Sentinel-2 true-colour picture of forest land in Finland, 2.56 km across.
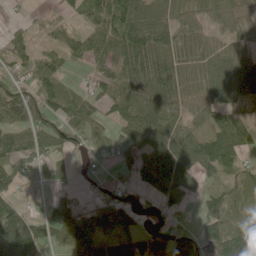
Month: June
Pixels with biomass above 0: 76%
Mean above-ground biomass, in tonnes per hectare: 61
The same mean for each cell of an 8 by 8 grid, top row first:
4 12 32 97 93 54 47 76
36 25 38 73 98 65 48 40
30 68 9 64 103 75 80 82
118 78 93 50 81 53 64 40
108 72 31 39 85 95 91 68
74 31 8 14 58 117 44 49
59 25 53 70 12 34 67 36
103 64 123 52 58 72 72 118
